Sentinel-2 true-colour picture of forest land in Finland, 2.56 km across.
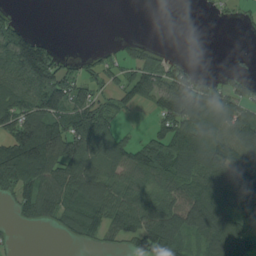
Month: August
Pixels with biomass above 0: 64%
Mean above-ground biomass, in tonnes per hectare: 78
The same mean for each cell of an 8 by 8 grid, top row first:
20 0 0 0 0 0 5 17
134 76 1 22 35 1 0 3
85 139 85 42 104 97 41 57
106 110 103 72 16 171 116 67
151 162 128 117 74 151 116 110
140 96 95 66 93 97 115 115
45 90 116 98 116 108 167 144
8 1 51 41 95 101 119 115
